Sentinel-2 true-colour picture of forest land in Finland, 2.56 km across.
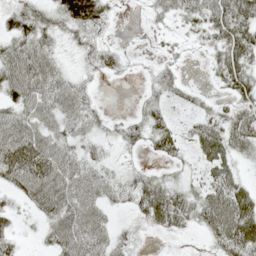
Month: May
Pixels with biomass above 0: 72%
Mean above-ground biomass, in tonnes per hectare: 35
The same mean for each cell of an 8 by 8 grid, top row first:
40 32 77 20 6 27 48 59
42 34 22 19 1 9 23 62
60 53 23 9 10 28 8 54
43 44 45 8 29 11 26 37
73 49 28 16 28 36 46 45
54 66 47 25 34 19 26 20
20 42 54 19 51 61 58 68
23 24 57 34 13 12 21 75
